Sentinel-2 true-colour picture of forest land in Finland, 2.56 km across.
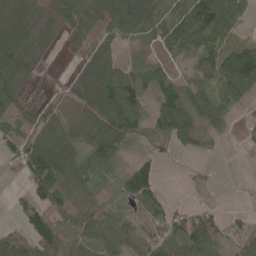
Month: May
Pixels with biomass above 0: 74%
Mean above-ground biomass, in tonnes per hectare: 52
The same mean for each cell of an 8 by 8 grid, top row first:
68 55 100 89 80 57 96 24
73 30 32 42 12 61 58 53
54 5 48 79 52 39 53 98
39 41 60 120 47 88 57 14
67 93 69 93 18 37 23 6
7 126 59 20 76 1 5 0
17 86 39 17 32 35 28 8
81 114 47 47 46 67 103 60
